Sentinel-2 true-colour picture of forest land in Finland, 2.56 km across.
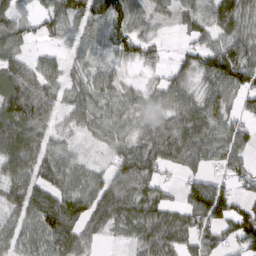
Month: March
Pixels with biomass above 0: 80%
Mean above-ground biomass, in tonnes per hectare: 62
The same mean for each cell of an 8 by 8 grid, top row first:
42 60 79 92 46 41 58 78
51 20 42 59 48 12 51 77
80 54 41 43 21 53 63 86
113 69 60 58 50 82 77 40
105 52 16 47 68 94 73 59
68 54 54 70 88 21 45 43
52 97 81 88 68 47 150 74
53 93 61 13 55 59 53 87
